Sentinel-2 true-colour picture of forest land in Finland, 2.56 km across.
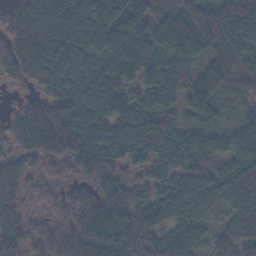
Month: November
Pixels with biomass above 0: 96%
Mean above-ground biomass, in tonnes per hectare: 112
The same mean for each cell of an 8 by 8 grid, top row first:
87 151 163 149 125 111 134 176
97 169 137 170 130 154 104 117
54 116 113 133 101 108 122 73
46 127 131 132 106 62 87 51
82 148 147 142 116 115 107 122
96 55 55 109 66 104 103 120
71 42 98 141 119 112 75 101
110 112 167 164 136 125 76 114
